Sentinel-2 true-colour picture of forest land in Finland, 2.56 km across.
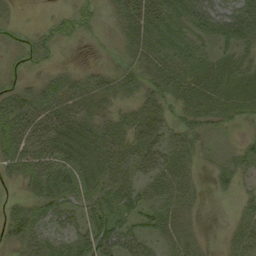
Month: September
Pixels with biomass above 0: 76%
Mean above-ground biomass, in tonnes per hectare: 32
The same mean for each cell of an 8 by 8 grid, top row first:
5 7 34 12 53 36 76 78
19 22 4 11 36 34 21 40
20 24 23 27 41 45 46 46
61 45 35 22 41 30 40 35
58 48 43 40 42 28 11 16
26 47 36 37 36 36 9 26
25 39 33 42 29 26 3 13
34 34 40 60 40 22 5 22
